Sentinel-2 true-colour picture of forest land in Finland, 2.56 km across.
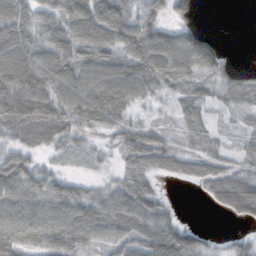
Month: October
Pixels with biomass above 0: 81%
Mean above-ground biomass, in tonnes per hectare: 53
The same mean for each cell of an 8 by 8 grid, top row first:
71 53 78 93 59 44 0 0
85 62 69 70 89 93 74 0
92 78 73 80 68 46 35 43
92 78 66 67 18 23 29 34
41 34 23 30 64 25 21 17
80 51 16 20 50 33 50 44
66 61 69 81 76 9 9 66
65 72 72 62 78 96 24 29
